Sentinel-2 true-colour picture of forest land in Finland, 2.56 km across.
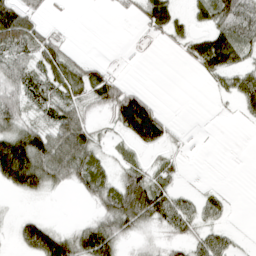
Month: April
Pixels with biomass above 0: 57%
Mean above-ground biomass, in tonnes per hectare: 40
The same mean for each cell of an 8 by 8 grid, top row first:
70 10 0 3 37 35 43 90
70 48 3 0 0 13 71 67
62 48 51 36 0 0 15 47
60 52 49 48 100 1 1 17
110 91 85 21 52 13 1 0
123 82 61 37 53 22 1 0
4 3 3 66 95 61 36 0
28 113 70 82 20 32 48 10
